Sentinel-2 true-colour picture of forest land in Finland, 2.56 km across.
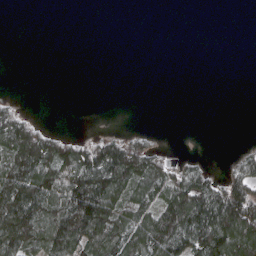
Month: April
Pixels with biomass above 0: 40%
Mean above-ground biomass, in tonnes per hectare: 53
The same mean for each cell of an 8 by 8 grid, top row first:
0 0 0 0 0 0 0 0
0 0 0 0 0 0 0 0
0 0 0 0 0 0 0 0
31 0 0 0 0 0 0 0
119 86 44 69 35 0 0 3
131 100 127 162 91 64 45 56
123 121 172 127 86 151 171 158
154 110 127 122 135 159 153 145
